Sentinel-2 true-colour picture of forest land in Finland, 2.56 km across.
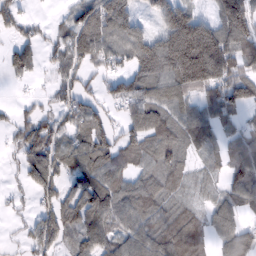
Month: February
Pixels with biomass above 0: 76%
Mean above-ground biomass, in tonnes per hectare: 76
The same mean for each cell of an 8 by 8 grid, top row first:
49 10 44 126 35 181 50 175
58 38 94 79 119 268 224 99
21 20 44 51 104 147 163 108
25 33 62 27 106 79 73 53
37 73 69 71 70 77 61 67
15 86 88 92 64 61 31 59
10 57 97 100 86 52 46 63
10 69 69 73 84 105 53 83
